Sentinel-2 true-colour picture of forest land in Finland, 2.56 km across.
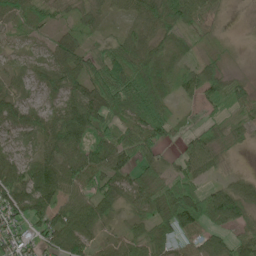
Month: June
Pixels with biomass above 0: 88%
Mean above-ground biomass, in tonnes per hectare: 50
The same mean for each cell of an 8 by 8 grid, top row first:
47 30 37 26 60 72 37 1
17 30 61 41 56 36 14 3
25 44 65 85 74 40 62 23
53 44 107 69 77 19 22 31
28 56 62 72 69 22 54 19
59 79 64 56 52 45 28 21
64 70 68 47 46 107 75 72
45 44 84 30 54 58 60 51
